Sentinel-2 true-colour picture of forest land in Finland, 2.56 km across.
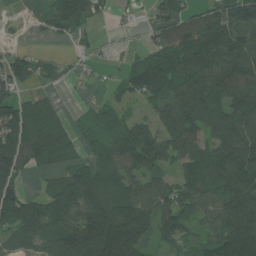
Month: July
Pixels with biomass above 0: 78%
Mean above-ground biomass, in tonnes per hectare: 103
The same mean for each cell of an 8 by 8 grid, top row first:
4 55 114 26 15 75 90 145
28 10 26 13 44 170 169 123
95 36 15 20 123 145 149 145
117 86 13 57 40 149 127 137
145 150 52 92 154 128 107 173
105 52 112 110 104 83 143 178
149 103 163 143 125 135 85 146
75 85 186 243 136 105 79 168
